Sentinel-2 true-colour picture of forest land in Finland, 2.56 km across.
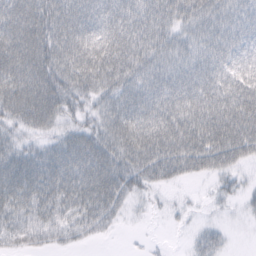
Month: February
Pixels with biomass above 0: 85%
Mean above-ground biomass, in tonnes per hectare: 53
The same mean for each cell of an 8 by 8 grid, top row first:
74 71 61 64 62 60 57 45
79 79 74 75 64 44 42 46
82 80 66 57 44 43 55 63
65 70 32 47 52 63 77 81
38 35 63 58 73 76 84 79
82 85 89 76 57 48 34 22
69 65 63 55 9 8 5 10
41 37 24 5 3 0 34 0
